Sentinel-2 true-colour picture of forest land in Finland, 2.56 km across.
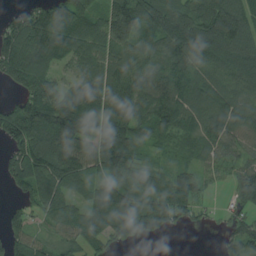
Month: August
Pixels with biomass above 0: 85%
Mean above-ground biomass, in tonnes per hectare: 107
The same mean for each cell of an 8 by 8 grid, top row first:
66 169 171 152 190 146 182 138
144 163 101 102 80 133 153 114
106 128 98 116 91 125 87 90
134 192 160 169 102 124 98 88
114 184 122 146 65 49 65 53
108 154 115 104 78 84 36 82
38 87 61 202 132 118 27 62
79 45 80 85 53 0 0 91
